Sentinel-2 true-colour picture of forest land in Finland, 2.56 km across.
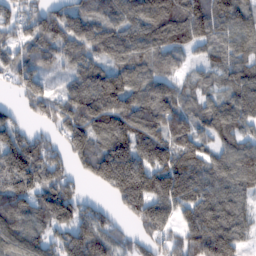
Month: February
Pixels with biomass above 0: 88%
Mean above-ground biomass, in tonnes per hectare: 120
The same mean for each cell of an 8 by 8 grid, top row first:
90 115 106 99 138 144 135 87
90 116 124 133 113 105 70 83
79 53 111 152 107 66 57 101
42 92 176 175 157 131 100 116
145 84 130 164 157 157 84 101
168 116 62 217 212 193 134 123
123 134 104 49 164 148 155 100
127 96 167 108 71 100 200 97
